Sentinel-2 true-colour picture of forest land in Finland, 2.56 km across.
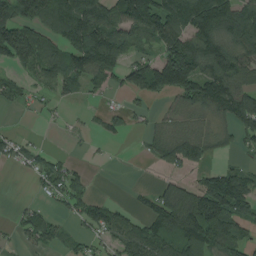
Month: August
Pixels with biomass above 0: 63%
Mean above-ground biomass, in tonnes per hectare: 86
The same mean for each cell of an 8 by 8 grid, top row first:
160 138 193 104 179 162 193 150
175 100 149 145 44 138 148 118
37 63 91 69 134 184 146 86
14 19 8 34 25 43 91 164
43 6 8 10 21 106 63 38
5 73 44 0 1 36 74 86
20 29 62 51 43 148 189 110
26 55 32 55 123 126 188 100
